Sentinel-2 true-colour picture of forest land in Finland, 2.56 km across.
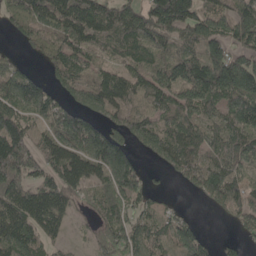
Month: May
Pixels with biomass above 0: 81%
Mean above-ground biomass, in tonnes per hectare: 104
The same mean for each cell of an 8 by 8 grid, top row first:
109 135 138 118 109 184 95 134
25 98 120 77 113 87 126 80
108 48 92 92 105 131 165 201
102 96 128 105 94 103 74 138
193 89 140 163 85 120 91 135
161 90 121 146 72 52 135 89
135 149 48 100 57 28 38 94
133 70 17 98 91 85 47 37
